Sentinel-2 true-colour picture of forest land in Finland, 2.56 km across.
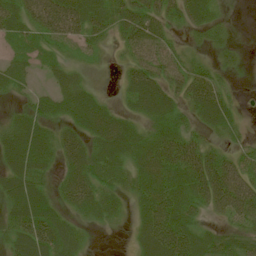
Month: July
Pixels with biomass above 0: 81%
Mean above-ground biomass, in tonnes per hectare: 42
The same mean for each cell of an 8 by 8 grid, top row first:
48 74 71 51 54 34 34 2
20 20 20 12 49 26 18 12
38 17 28 2 69 43 45 5
20 30 58 33 42 38 55 12
73 49 58 65 52 61 34 17
62 28 59 44 50 57 78 64
54 52 44 31 43 66 39 70
46 69 31 0 47 85 38 38
